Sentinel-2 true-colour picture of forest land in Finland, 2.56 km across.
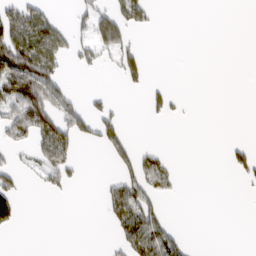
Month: March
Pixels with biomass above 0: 24%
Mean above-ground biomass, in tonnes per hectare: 34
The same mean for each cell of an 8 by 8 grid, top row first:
94 46 30 80 35 0 0 0
124 111 50 76 19 0 0 0
120 96 1 6 36 0 0 0
101 109 56 42 13 18 0 0
44 104 36 56 7 0 0 21
47 54 13 21 77 21 0 26
57 0 0 66 88 0 0 0
0 0 0 21 124 43 0 0
